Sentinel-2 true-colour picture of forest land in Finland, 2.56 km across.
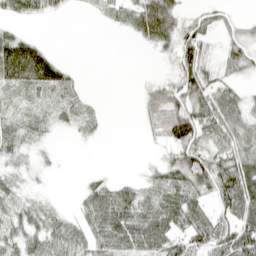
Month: April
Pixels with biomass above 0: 65%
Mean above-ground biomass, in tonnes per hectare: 39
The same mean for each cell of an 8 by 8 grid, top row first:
30 20 3 25 68 39 24 16
75 23 0 0 12 56 37 50
51 70 10 0 7 53 55 31
22 20 29 1 25 88 86 56
35 7 6 0 5 71 54 64
17 5 1 6 15 52 78 99
38 18 26 81 57 64 34 88
41 52 47 66 72 61 67 94
